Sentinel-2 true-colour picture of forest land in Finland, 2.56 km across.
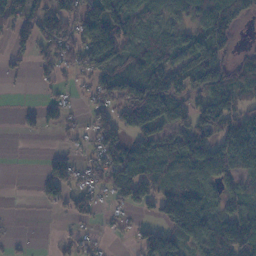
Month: November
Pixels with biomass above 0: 65%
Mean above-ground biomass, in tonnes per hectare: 74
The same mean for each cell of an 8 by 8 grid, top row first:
88 102 87 129 86 59 143 104
44 81 108 130 87 82 110 31
10 34 29 93 143 122 127 79
12 49 21 77 165 78 115 83
0 0 28 99 83 85 105 189
0 66 45 98 116 80 71 46
0 17 45 28 43 145 98 63
9 1 30 10 57 65 156 165
